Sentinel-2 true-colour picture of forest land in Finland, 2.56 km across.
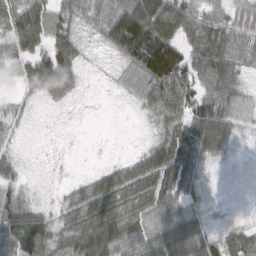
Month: March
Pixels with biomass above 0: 82%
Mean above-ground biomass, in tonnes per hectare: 61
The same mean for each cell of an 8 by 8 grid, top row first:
95 65 53 95 138 118 61 72
57 66 56 68 159 104 86 73
22 115 42 16 94 142 68 47
22 9 3 1 30 79 105 54
16 3 1 1 17 96 93 23
38 6 11 55 87 93 20 7
77 28 76 92 75 65 25 3
94 81 104 105 73 95 56 71
